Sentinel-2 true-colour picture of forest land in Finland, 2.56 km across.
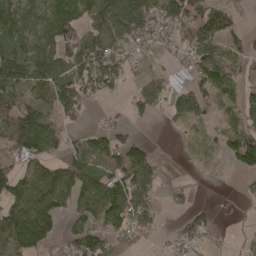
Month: April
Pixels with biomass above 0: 65%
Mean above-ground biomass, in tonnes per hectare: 81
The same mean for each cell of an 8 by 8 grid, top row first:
116 128 103 165 161 132 100 41
102 103 99 118 65 55 103 71
144 135 122 102 65 24 100 60
130 79 66 16 66 69 41 71
114 83 62 99 45 4 24 137
109 110 99 100 101 3 4 27
119 113 90 135 110 35 16 10
111 65 107 101 44 36 31 10
